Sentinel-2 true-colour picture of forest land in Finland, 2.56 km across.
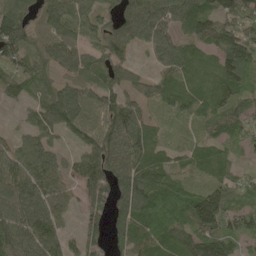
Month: May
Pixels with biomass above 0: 85%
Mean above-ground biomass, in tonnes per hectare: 76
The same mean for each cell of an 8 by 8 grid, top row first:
74 94 82 65 125 95 91 102
92 84 76 86 54 77 65 118
82 44 73 65 34 63 48 57
15 85 103 106 53 40 51 64
60 74 56 107 70 32 47 45
125 90 70 81 90 54 37 49
104 91 38 89 105 113 148 67
103 104 62 51 89 79 98 64
